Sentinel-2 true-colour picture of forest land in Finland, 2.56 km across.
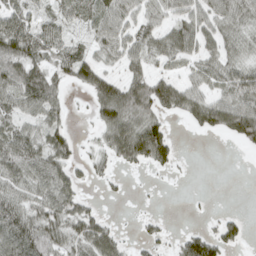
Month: April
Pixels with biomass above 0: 65%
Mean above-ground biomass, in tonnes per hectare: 51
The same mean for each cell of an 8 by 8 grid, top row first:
69 45 53 64 48 53 63 66
95 72 39 55 55 69 44 40
86 86 57 55 77 44 42 69
49 61 5 90 77 53 93 98
80 62 18 68 121 31 0 37
69 79 32 24 7 9 0 0
69 67 52 1 4 0 5 3
90 76 63 61 27 23 68 36
